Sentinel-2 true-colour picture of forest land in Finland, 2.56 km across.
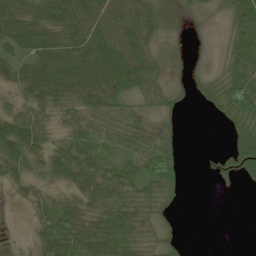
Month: June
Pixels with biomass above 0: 74%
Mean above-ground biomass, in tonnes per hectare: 47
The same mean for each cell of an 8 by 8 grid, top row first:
64 74 99 81 66 5 8 64
52 68 79 91 74 8 4 57
46 86 90 106 83 13 29 72
34 43 50 65 42 22 13 61
65 33 49 52 56 29 0 50
28 29 58 62 68 42 3 32
3 30 50 78 67 14 0 0
0 53 80 131 58 19 0 0
